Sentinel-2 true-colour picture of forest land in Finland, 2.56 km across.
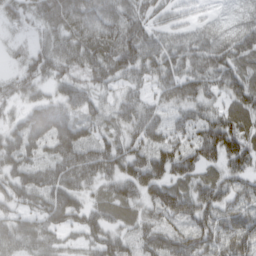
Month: March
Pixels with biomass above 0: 89%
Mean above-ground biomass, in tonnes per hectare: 76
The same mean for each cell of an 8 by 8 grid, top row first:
52 78 97 81 60 34 33 61
17 58 91 97 104 89 123 106
52 54 55 54 48 100 96 89
36 117 61 43 70 47 63 89
92 102 131 62 76 83 122 101
79 79 93 78 117 77 43 58
54 102 80 70 55 95 77 65
80 60 42 73 77 86 79 100
